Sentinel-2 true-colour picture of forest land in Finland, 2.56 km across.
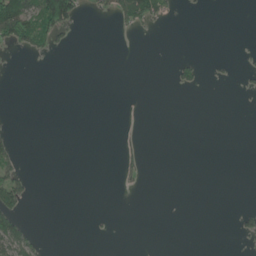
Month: June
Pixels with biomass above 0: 10%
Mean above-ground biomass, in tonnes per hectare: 10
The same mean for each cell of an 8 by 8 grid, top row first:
132 127 32 27 66 4 1 0
32 26 0 0 0 0 0 1
0 0 0 0 0 14 4 5
0 0 0 0 0 0 0 1
15 0 0 0 4 0 0 0
32 0 0 0 8 0 0 0
43 0 0 0 0 0 0 6
67 3 0 1 0 0 0 9
